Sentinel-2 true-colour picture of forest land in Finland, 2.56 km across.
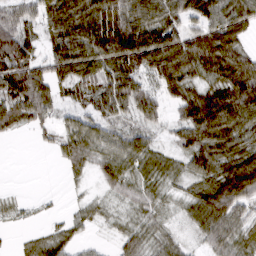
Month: March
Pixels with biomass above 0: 81%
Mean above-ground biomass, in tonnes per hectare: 56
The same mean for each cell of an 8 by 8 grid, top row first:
50 66 98 103 73 57 64 82
89 46 110 129 109 95 85 52
80 62 70 87 50 81 62 111
60 45 37 59 56 32 114 111
2 13 78 58 42 35 71 59
0 0 16 44 36 23 60 127
9 3 12 11 31 13 95 74
5 34 18 11 35 31 54 52
